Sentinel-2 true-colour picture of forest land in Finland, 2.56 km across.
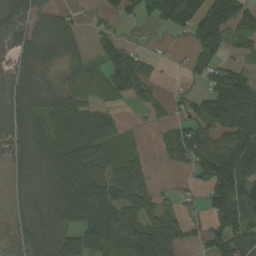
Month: September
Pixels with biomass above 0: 75%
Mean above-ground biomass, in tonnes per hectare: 82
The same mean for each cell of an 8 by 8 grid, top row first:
93 84 18 36 58 107 134 100
83 100 44 44 19 11 132 42
91 43 66 106 90 6 66 86
107 105 94 28 45 32 102 139
84 124 134 46 11 109 112 111
73 103 134 69 63 12 110 119
78 100 130 90 78 33 65 117
101 107 120 75 161 84 99 102
